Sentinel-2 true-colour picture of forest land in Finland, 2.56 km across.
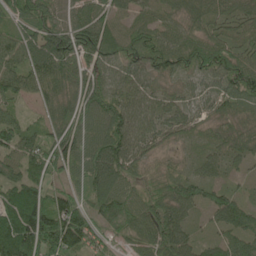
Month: June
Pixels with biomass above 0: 96%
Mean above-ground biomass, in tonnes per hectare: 85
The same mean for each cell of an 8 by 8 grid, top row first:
74 104 69 70 50 62 74 65
84 147 150 103 118 92 100 67
82 102 82 65 80 60 65 119
37 57 97 102 76 64 45 66
105 93 99 128 69 34 52 72
71 70 71 113 42 60 59 28
146 133 88 124 81 101 63 83
182 158 125 50 78 113 37 69
